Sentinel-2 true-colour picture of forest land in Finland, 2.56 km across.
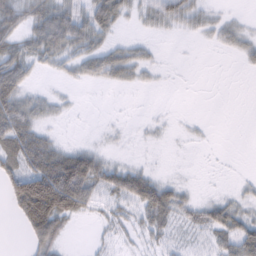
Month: February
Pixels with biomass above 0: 54%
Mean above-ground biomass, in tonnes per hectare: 28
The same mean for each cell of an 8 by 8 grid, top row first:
50 60 41 58 27 49 21 6
41 57 44 31 15 0 4 24
63 5 19 27 13 0 0 0
67 21 2 0 1 1 0 0
59 38 11 4 2 1 2 0
66 104 106 48 41 3 0 3
41 116 53 20 53 41 30 22
0 56 0 11 17 15 22 51
